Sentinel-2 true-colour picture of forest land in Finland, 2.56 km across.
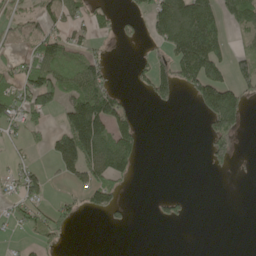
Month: May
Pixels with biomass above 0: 38%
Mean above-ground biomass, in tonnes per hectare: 54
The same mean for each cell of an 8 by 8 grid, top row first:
36 51 38 23 37 205 139 108
18 81 45 6 15 131 189 32
54 104 96 23 34 122 146 75
63 64 185 141 0 4 125 118
15 40 207 127 18 0 55 18
35 35 58 96 0 0 4 1
31 35 31 49 0 29 0 0
6 37 0 0 0 0 0 0
